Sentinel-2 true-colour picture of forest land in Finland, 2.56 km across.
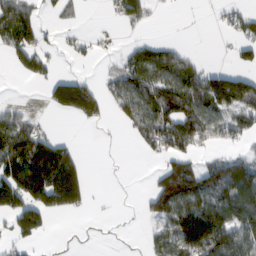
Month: February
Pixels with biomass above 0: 48%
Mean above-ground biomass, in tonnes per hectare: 62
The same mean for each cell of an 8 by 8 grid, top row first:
91 12 9 15 43 2 3 39
63 24 21 8 50 37 0 34
5 47 69 42 98 102 86 72
34 18 115 23 102 104 95 96
131 101 14 1 47 92 40 29
145 203 109 1 2 130 97 121
114 108 52 1 22 112 111 135
43 9 2 1 17 124 168 129
